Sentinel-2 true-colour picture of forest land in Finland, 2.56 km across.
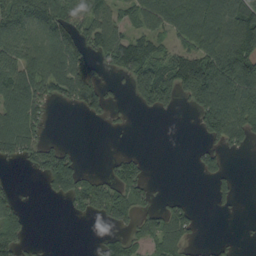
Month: September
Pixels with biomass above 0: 53%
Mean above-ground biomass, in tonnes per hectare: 69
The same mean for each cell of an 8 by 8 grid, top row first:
135 122 87 59 74 80 113 132
105 109 81 89 90 59 110 146
124 119 125 22 141 131 201 170
117 39 26 27 21 18 137 138
125 48 6 1 0 0 47 45
4 108 82 52 49 0 39 12
76 0 43 145 49 58 5 7
87 3 0 47 59 80 10 7
